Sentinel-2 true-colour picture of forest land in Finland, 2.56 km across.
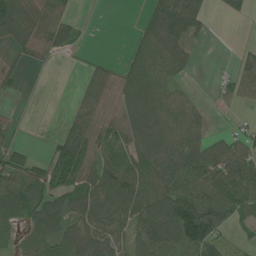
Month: July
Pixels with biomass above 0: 66%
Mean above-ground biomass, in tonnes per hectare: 50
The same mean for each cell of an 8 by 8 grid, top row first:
96 55 10 0 24 94 29 16
32 43 12 0 55 70 2 15
4 2 9 41 78 34 1 59
2 0 26 46 90 55 15 12
17 12 74 68 72 61 59 49
59 59 78 103 74 65 86 82
75 73 61 98 84 105 85 60
36 69 79 72 78 108 86 10
